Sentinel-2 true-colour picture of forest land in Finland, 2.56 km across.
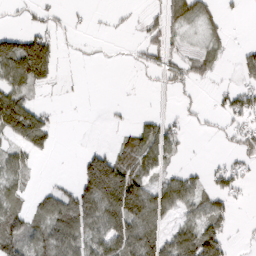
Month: March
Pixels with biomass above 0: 51%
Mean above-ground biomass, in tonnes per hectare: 47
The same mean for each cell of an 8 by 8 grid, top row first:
8 26 7 7 16 68 44 6
100 83 7 3 31 22 32 14
84 47 5 0 7 28 31 31
144 24 1 4 9 12 15 62
50 46 3 15 92 32 2 34
47 3 80 181 64 46 32 38
46 69 99 140 127 77 64 7
68 69 75 99 119 82 111 6
